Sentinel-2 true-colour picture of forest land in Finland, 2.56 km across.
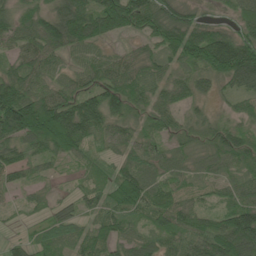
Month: June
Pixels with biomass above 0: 88%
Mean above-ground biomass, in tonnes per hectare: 62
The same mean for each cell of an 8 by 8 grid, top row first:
51 59 95 108 106 79 21 51
46 85 65 24 35 96 146 122
82 48 48 69 58 51 53 83
144 121 113 71 47 48 27 38
70 83 62 42 47 42 53 74
36 20 18 41 66 42 31 37
12 34 37 59 61 71 31 84
29 63 57 59 50 56 92 137
